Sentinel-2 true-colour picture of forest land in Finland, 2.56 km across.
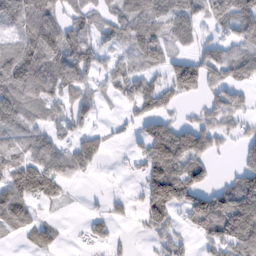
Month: February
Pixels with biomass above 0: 67%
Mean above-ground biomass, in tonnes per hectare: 70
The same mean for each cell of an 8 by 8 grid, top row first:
125 92 69 63 96 78 72 101
77 110 87 47 87 39 53 66
115 114 81 50 69 105 80 64
125 51 62 6 65 28 50 56
73 65 56 18 71 151 82 39
95 105 28 4 68 137 45 95
100 16 3 10 60 70 147 170
17 51 11 27 10 40 63 155
